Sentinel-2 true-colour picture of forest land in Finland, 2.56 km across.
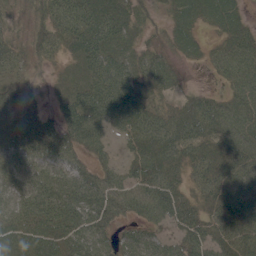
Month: June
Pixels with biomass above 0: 90%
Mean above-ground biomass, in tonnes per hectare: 54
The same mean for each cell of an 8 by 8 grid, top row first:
20 47 78 78 30 50 55 39
32 36 59 52 36 44 25 71
21 12 33 74 45 33 6 71
45 21 75 69 60 45 61 68
53 60 59 26 62 64 53 72
51 55 53 42 68 46 70 75
55 67 71 58 62 71 54 77
76 79 71 50 54 50 62 77
